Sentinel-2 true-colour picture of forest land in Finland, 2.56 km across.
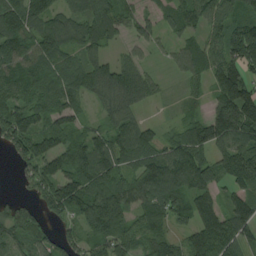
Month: August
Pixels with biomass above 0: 85%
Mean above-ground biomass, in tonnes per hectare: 89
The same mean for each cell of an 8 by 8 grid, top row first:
137 104 75 96 44 81 100 80
106 121 77 34 40 47 77 128
84 95 97 138 102 18 67 136
119 84 53 86 39 17 64 195
81 90 79 103 102 76 106 124
17 104 109 94 113 133 97 139
61 58 99 120 82 87 115 96
90 60 59 89 66 57 151 90
